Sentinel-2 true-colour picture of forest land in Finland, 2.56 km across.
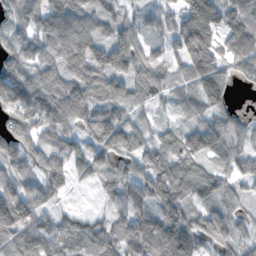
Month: November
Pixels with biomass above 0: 86%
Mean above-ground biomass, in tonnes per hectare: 88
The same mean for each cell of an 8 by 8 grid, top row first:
84 118 104 62 53 86 180 94
88 88 125 139 70 78 151 105
132 80 100 116 105 71 134 41
124 114 91 94 38 37 78 23
99 62 56 123 59 86 125 58
78 103 47 61 75 102 82 68
141 58 12 38 86 97 71 44
94 118 74 71 143 174 82 55
